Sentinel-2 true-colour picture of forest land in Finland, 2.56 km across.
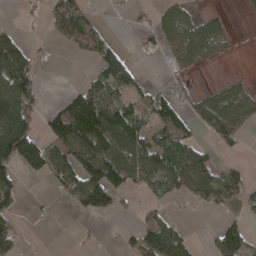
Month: April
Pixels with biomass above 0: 49%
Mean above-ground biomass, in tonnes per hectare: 60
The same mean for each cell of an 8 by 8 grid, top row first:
3 49 114 5 9 67 36 5
91 6 58 61 18 56 49 1
164 1 13 104 25 24 4 19
164 49 192 105 54 72 89 71
188 90 149 127 100 99 31 27
56 61 121 130 87 101 92 42
37 9 49 48 21 7 35 27
67 1 5 4 77 95 19 84
